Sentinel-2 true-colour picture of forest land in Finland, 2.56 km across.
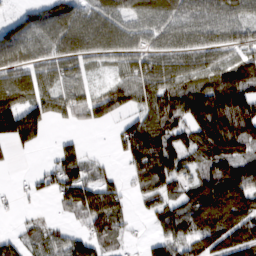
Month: February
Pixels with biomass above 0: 76%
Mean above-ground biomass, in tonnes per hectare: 79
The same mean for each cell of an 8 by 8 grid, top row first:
28 74 80 83 86 89 88 71
85 70 79 73 75 70 76 65
79 74 51 41 96 89 87 118
151 77 59 60 66 119 199 156
72 11 38 17 124 95 128 109
6 52 93 29 82 89 94 111
14 4 91 88 34 81 152 130
41 52 66 54 22 83 128 130
